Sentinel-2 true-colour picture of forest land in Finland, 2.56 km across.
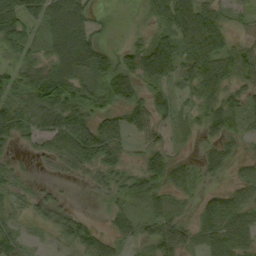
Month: September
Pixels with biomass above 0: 74%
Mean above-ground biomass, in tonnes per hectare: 40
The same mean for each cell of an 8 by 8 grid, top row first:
70 53 63 6 12 80 51 13
44 35 94 20 61 57 64 34
47 72 52 72 59 32 64 39
49 71 61 38 47 25 42 40
24 34 80 49 30 11 21 19
16 7 21 34 59 41 19 27
16 33 6 22 25 18 31 56
32 7 54 34 31 48 33 59
